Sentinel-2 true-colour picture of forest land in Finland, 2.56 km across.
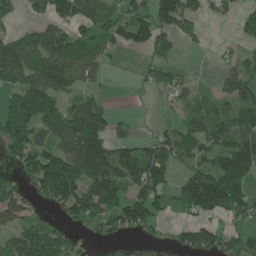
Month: June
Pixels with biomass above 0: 63%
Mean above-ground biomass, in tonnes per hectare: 81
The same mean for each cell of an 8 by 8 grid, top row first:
29 78 99 58 73 131 42 43
119 144 100 66 65 41 7 28
99 145 67 7 21 45 6 96
116 108 107 39 1 21 64 95
121 79 172 122 53 99 87 120
48 179 139 137 133 52 143 161
90 44 123 112 125 44 132 99
78 96 20 34 18 33 78 45
